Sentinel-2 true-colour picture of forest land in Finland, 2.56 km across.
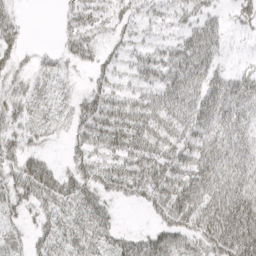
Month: April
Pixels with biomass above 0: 77%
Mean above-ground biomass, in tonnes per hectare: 37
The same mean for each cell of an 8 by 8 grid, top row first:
21 0 39 30 24 27 29 19
27 6 40 18 23 36 50 4
24 20 7 23 29 55 46 41
31 21 36 47 52 54 54 51
29 11 30 43 56 47 49 54
43 46 42 45 56 53 63 55
27 34 42 20 15 66 59 72
24 30 41 32 36 48 51 76
